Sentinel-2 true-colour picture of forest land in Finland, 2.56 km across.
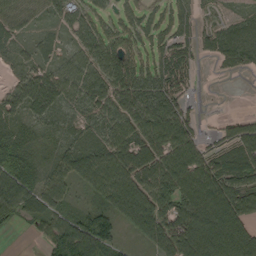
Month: September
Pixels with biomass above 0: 82%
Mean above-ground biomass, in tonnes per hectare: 63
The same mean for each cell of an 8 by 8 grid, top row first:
66 33 54 39 43 60 18 23
38 38 46 72 52 60 32 77
35 74 77 77 69 81 1 4
47 67 41 72 85 79 2 7
67 35 53 74 79 85 36 72
91 56 84 93 85 105 91 71
74 63 31 73 107 90 121 95
1 50 106 61 43 110 138 122
